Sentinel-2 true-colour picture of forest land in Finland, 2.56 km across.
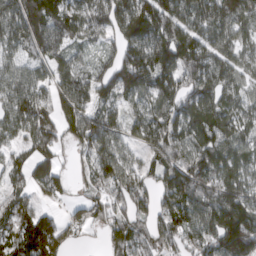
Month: March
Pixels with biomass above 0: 85%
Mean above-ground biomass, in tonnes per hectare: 102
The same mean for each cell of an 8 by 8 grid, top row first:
142 140 101 115 156 100 144 123
73 120 49 63 136 155 107 71
91 72 99 115 138 112 132 68
116 92 114 68 77 114 126 75
58 125 77 95 79 115 118 93
59 103 35 115 61 147 126 100
78 35 54 99 58 116 144 168
98 157 25 80 75 81 100 243
